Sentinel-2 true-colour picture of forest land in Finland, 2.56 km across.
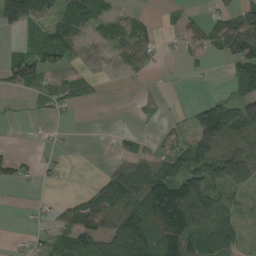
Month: August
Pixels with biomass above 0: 58%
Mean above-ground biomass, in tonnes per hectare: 56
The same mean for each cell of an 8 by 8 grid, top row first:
136 79 85 41 25 29 35 68
21 78 56 63 62 13 43 119
61 49 50 21 10 1 4 65
10 22 4 0 15 10 83 85
3 12 0 8 27 56 102 87
41 10 0 70 124 101 118 96
1 16 65 95 133 211 137 25
7 35 76 115 128 139 64 58
